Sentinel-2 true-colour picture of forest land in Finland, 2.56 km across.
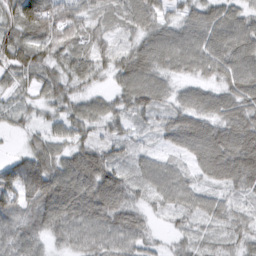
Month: March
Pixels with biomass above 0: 94%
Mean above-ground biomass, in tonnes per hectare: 65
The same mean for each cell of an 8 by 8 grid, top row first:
88 123 68 36 70 43 65 56
80 71 53 44 75 89 82 82
45 59 52 36 92 42 46 84
38 35 52 53 54 59 70 80
6 64 58 52 18 48 110 102
93 121 121 78 51 56 56 95
74 101 125 108 39 51 53 32
87 48 66 78 55 22 30 39
